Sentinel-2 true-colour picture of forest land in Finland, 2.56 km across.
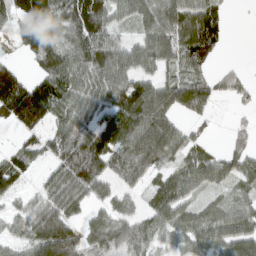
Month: March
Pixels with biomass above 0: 79%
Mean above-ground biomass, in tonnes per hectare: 78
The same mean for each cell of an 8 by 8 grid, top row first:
80 133 133 90 99 118 116 0
24 94 96 90 78 95 108 0
89 92 90 112 68 75 61 33
135 107 80 114 147 78 41 12
20 58 116 122 136 81 26 34
65 50 136 82 78 62 81 59
33 89 52 51 37 89 44 69
43 133 71 78 81 58 78 111
